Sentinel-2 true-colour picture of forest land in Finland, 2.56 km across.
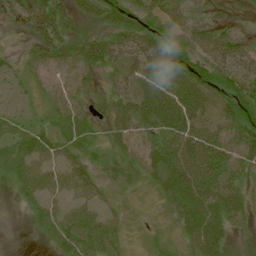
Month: July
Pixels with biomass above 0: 87%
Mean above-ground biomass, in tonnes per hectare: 44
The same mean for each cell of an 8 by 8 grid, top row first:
26 75 42 52 45 40 31 10
8 53 42 56 69 96 43 40
19 31 38 32 73 79 65 51
17 24 33 50 73 82 61 64
41 44 37 28 45 66 78 64
37 43 45 23 33 77 77 44
7 34 38 19 9 48 71 53
2 24 67 44 11 18 77 8
